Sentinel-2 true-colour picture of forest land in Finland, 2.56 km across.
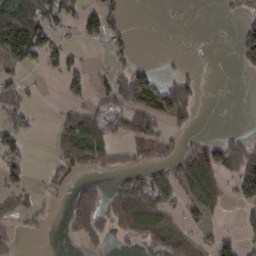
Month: February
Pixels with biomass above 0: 41%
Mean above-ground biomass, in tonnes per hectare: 51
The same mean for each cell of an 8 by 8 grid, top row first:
97 81 46 48 0 2 0 30
112 65 16 22 0 1 0 67
38 7 44 67 102 71 0 2
57 1 78 82 126 106 0 0
44 15 150 92 95 35 82 68
33 28 26 26 61 89 141 105
43 17 122 91 102 42 67 37
21 2 35 32 60 82 31 45
